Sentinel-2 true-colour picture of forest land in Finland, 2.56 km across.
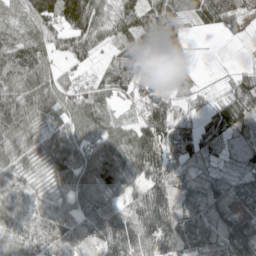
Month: May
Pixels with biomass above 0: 89%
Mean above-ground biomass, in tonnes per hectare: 73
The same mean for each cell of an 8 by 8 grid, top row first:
61 99 156 73 114 103 94 64
105 72 73 35 66 59 1 3
94 74 40 65 52 62 4 46
102 83 101 49 73 62 38 80
89 80 85 109 122 86 64 47
64 56 92 103 94 100 55 54
58 51 74 72 84 87 81 74
70 71 50 89 75 87 70 94
